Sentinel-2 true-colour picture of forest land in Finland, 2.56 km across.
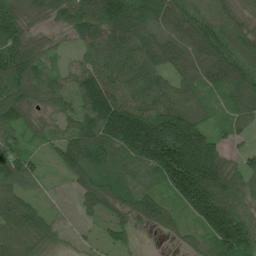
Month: June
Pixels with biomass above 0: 94%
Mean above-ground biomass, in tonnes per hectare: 113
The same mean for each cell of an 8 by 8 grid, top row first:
122 85 146 178 146 131 96 76
145 64 59 129 129 122 149 131
163 91 106 127 132 84 112 150
125 65 106 174 133 148 72 101
81 54 153 143 243 213 118 31
123 27 105 119 98 216 209 101
144 40 51 98 128 75 200 92
102 79 22 61 10 32 98 158
